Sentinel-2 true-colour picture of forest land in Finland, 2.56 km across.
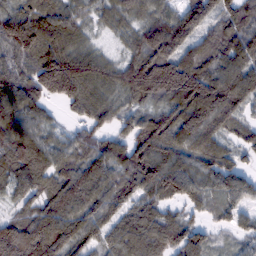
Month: February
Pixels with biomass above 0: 92%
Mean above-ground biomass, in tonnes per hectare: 109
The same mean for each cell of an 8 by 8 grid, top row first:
114 89 53 70 76 97 115 116
110 134 85 28 107 128 94 127
115 196 183 95 198 214 171 147
114 46 71 74 77 115 153 85
133 93 75 84 147 132 112 78
102 109 122 99 146 136 99 94
46 115 123 102 102 52 59 72
193 180 110 90 130 104 68 50
